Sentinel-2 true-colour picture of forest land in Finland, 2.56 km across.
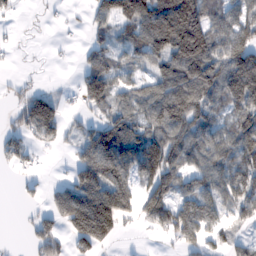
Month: February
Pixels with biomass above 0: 68%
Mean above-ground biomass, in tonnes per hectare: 87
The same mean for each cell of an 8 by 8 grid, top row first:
17 9 9 121 160 239 106 90
10 4 17 80 106 175 154 131
19 3 65 108 62 133 138 180
58 133 33 70 88 137 91 106
71 44 75 145 129 117 106 107
17 6 109 144 89 97 93 85
6 59 186 192 97 111 98 83
0 86 119 65 2 69 64 36
